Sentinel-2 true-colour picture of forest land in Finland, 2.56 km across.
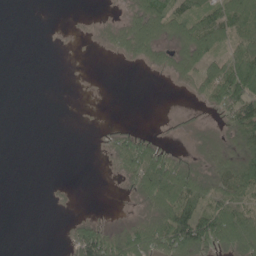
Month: June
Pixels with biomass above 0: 45%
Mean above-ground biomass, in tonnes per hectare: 37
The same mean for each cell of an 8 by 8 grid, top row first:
0 0 1 11 90 70 64 107
0 1 1 28 66 46 82 70
0 0 0 0 1 25 65 118
0 0 0 0 0 4 12 96
0 0 0 28 52 7 38 73
0 0 0 8 92 105 62 111
0 3 2 1 36 107 68 81
0 0 79 68 86 110 93 93
